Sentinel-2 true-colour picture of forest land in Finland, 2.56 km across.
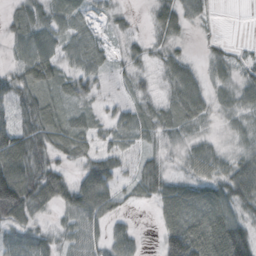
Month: October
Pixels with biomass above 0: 81%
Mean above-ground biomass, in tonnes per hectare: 37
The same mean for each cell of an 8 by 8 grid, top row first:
24 33 18 13 5 42 10 0
27 43 36 10 16 18 10 5
43 48 38 9 12 41 21 25
48 49 22 18 21 38 24 27
77 45 35 19 15 19 24 21
95 63 34 46 43 24 45 67
90 28 56 36 6 86 85 50
43 29 34 38 8 107 108 107
